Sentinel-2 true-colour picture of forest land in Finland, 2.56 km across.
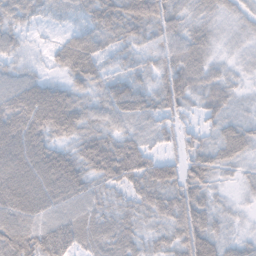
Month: November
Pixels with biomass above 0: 93%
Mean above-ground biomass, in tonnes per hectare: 49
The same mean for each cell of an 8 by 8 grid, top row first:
46 22 33 69 67 38 24 22
30 15 61 39 34 52 34 15
44 23 33 38 32 71 47 15
54 54 48 59 54 40 35 15
79 53 55 70 50 28 34 50
90 94 79 73 75 64 50 18
90 65 56 45 46 70 44 11
100 87 62 65 36 52 75 26
